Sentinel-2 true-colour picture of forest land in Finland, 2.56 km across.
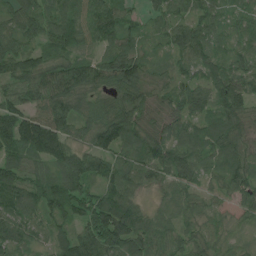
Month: July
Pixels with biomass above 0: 96%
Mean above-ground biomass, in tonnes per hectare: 81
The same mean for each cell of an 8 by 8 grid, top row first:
66 90 92 102 37 63 59 45
71 71 78 73 39 66 79 51
94 116 114 106 73 56 77 90
103 106 81 105 87 72 85 95
125 191 63 102 101 93 98 77
105 95 103 84 59 87 49 78
81 87 75 138 47 59 34 39
78 44 97 132 101 62 59 26
